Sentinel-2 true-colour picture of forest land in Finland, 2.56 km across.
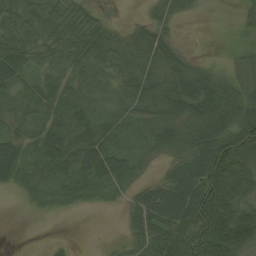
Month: August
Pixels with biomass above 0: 81%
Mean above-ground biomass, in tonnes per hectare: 50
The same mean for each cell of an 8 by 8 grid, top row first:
72 66 56 9 12 31 1 18
80 65 71 58 60 27 1 24
52 44 37 36 55 61 57 55
38 46 52 36 58 65 80 85
45 66 68 51 35 62 90 119
55 52 62 67 20 48 105 91
2 25 18 8 55 72 94 67
0 3 0 6 50 65 102 77
